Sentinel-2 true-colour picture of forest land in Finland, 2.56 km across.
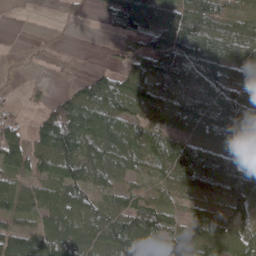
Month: April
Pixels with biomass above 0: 77%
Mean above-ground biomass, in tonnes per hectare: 65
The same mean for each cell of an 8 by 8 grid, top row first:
0 0 8 42 71 77 66 37
0 3 2 13 50 131 104 98
2 8 27 70 92 67 89 68
11 62 127 98 66 64 72 135
97 124 99 79 80 88 60 104
64 56 72 51 29 88 101 155
69 74 83 69 58 35 26 52
95 91 77 80 107 65 44 61
